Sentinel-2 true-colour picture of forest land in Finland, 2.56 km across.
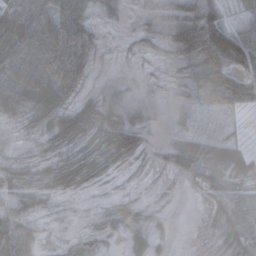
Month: November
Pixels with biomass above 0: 80%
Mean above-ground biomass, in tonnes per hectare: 37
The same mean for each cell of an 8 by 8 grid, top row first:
68 63 48 11 10 41 78 14
78 94 83 2 13 67 150 104
68 120 56 6 4 10 71 54
23 51 68 36 13 5 24 22
7 17 35 55 31 25 44 35
41 31 48 18 10 16 27 24
38 13 3 18 15 3 17 33
71 6 11 8 30 4 7 51
